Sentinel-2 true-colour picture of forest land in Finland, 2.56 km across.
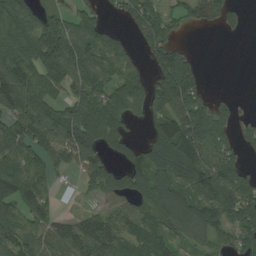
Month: August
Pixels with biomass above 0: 73%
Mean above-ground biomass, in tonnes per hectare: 85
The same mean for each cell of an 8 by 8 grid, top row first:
126 66 94 15 108 47 85 36
126 173 124 77 62 70 0 0
145 112 88 72 61 198 16 0
117 110 105 118 40 131 104 27
112 104 126 52 60 160 120 51
106 68 41 66 99 129 140 94
78 65 13 46 84 106 112 124
80 76 97 88 83 50 57 70
